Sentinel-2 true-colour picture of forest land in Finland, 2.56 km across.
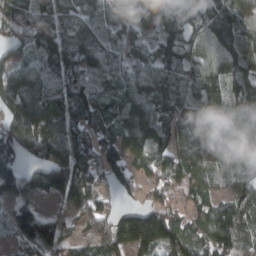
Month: March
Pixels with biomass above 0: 89%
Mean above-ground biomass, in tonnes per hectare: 95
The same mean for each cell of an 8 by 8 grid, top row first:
104 107 55 38 108 144 134 97
78 97 106 51 52 119 111 166
99 73 107 50 79 81 103 90
138 160 119 64 87 76 56 52
124 123 99 99 108 69 75 47
140 139 135 79 56 62 66 72
81 34 109 48 91 56 76 151
68 149 66 133 198 116 105 116
